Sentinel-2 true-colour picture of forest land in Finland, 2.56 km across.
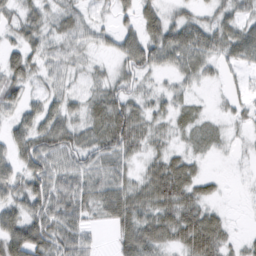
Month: February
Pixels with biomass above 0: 83%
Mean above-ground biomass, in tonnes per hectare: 40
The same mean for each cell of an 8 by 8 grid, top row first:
32 34 34 27 43 26 22 34
26 32 29 23 67 70 53 59
33 30 16 35 25 23 19 16
31 48 31 82 32 29 9 19
48 66 57 74 36 14 17 6
47 69 56 54 37 79 20 2
48 67 54 62 55 70 33 1
74 76 52 21 70 45 79 13
